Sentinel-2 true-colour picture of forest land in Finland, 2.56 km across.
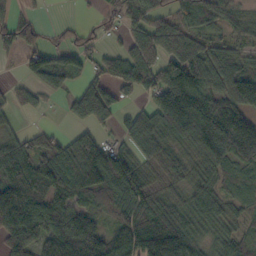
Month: October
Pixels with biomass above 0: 78%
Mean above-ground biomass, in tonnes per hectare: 86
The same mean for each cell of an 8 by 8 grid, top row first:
43 5 5 36 88 70 88 33
63 50 55 26 124 125 79 43
18 73 35 92 116 141 106 131
32 10 96 80 49 135 155 130
61 66 104 48 102 45 124 209
104 111 160 174 78 54 57 63
157 92 83 89 107 67 78 41
88 117 162 105 142 152 48 62
